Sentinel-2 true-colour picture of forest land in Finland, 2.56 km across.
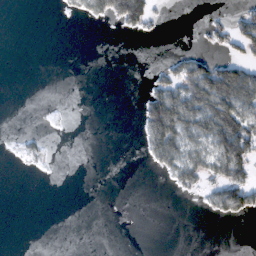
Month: February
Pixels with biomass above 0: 22%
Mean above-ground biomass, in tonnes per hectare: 22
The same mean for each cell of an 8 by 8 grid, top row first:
0 0 17 60 70 0 8 26
0 0 0 0 0 3 15 43
0 0 0 0 6 62 109 96
0 0 0 0 64 117 97 76
5 6 0 0 32 90 63 104
1 1 0 0 0 40 45 61
0 0 0 0 0 0 19 64
0 0 0 0 0 0 0 0
